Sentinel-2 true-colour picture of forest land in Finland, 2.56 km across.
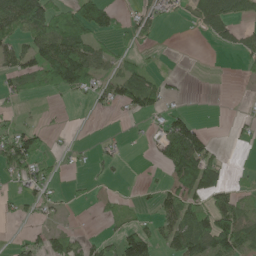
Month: June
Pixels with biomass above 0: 44%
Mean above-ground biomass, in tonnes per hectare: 42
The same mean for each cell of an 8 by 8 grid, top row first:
123 106 88 39 33 10 75 39
51 103 92 36 15 0 3 31
45 65 82 60 62 10 0 13
16 4 0 12 42 22 1 12
98 20 3 13 3 122 57 8
43 33 4 12 5 80 102 4
17 25 5 16 12 88 77 61
12 45 28 36 95 91 105 97
